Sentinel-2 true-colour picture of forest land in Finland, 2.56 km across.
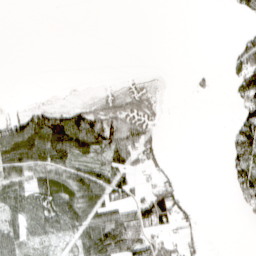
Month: April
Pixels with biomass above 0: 40%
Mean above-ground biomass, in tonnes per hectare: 38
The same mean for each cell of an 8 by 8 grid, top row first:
0 0 0 0 0 0 0 19
0 0 0 0 0 0 0 55
0 0 0 2 10 0 12 67
15 61 58 75 73 5 0 48
117 146 110 92 72 0 0 113
57 66 62 66 26 15 0 77
53 70 80 71 88 97 0 24
58 28 61 142 90 36 7 0
